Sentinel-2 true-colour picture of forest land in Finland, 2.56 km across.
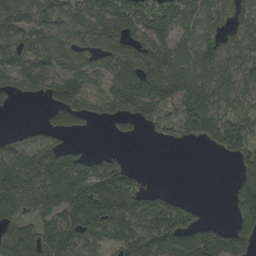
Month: August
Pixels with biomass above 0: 72%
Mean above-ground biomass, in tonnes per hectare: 93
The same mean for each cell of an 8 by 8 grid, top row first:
98 82 74 111 171 139 65 59
86 89 79 94 105 104 123 72
82 109 100 87 134 143 106 83
8 36 83 74 125 190 133 99
55 56 13 6 4 42 54 141
129 145 150 183 29 0 0 57
96 98 161 178 116 79 7 114
119 112 70 54 122 140 141 120
